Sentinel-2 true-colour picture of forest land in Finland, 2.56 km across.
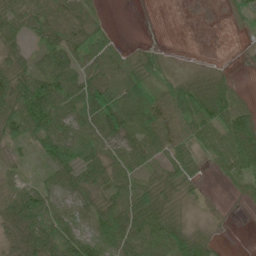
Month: June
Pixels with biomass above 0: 77%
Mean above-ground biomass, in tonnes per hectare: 38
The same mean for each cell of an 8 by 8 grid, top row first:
45 40 36 3 0 0 0 15
32 42 43 31 17 1 0 0
70 58 45 55 44 29 32 5
67 71 45 75 61 59 70 43
23 51 48 35 55 51 46 89
13 21 42 43 34 41 8 44
56 43 24 43 58 24 3 4
35 65 58 64 68 77 30 0
